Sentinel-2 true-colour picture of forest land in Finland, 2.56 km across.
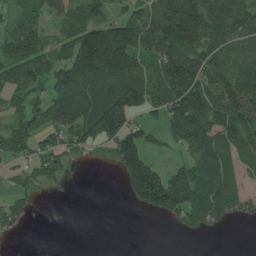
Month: June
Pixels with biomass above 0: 68%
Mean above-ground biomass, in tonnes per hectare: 95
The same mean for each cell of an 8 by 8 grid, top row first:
58 62 91 67 96 184 150 114
111 73 187 264 122 150 133 80
92 95 151 118 110 189 137 129
79 113 120 222 99 172 197 179
114 80 82 117 108 65 127 125
47 53 1 8 211 129 108 61
70 3 0 0 74 156 120 77
11 0 0 0 0 1 4 0
